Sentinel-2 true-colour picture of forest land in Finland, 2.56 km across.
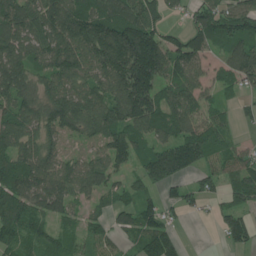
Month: June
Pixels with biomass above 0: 84%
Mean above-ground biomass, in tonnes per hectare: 106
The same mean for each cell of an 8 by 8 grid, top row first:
127 135 140 152 151 28 118 136
120 126 148 200 236 112 86 116
161 100 116 143 214 99 62 104
128 123 147 137 184 140 77 34
121 104 35 118 98 125 108 41
146 126 111 74 81 95 71 79
157 98 52 55 96 56 32 72
99 76 53 59 106 74 0 70
